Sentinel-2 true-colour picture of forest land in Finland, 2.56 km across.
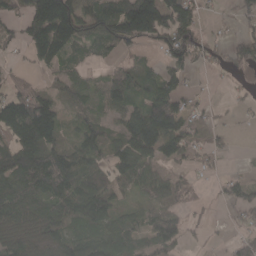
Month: April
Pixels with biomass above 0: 72%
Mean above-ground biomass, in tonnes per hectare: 82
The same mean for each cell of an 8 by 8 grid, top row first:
57 192 133 145 229 159 14 50
29 156 60 56 44 146 56 88
45 32 58 72 88 83 6 37
150 146 56 63 131 123 23 18
124 141 99 87 137 119 33 1
127 147 115 74 80 45 18 39
80 70 131 74 53 55 14 56
96 97 102 105 64 86 11 41
